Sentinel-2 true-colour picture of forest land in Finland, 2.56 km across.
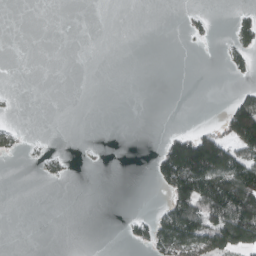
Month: March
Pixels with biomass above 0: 19%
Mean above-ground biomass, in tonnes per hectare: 30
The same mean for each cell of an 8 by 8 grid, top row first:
0 0 0 0 0 0 10 20
0 0 0 0 0 0 1 37
0 0 0 0 0 0 0 9
1 0 0 0 0 0 0 135
13 2 1 0 0 106 155 121
0 13 0 0 0 157 164 142
0 0 0 0 1 120 130 184
0 0 0 0 35 128 104 133
